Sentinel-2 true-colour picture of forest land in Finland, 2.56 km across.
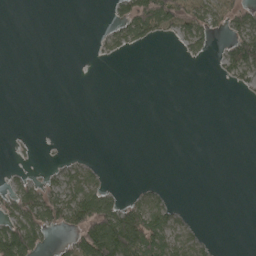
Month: April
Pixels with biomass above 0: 26%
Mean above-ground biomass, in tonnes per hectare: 23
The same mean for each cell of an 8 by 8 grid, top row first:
0 0 0 20 82 74 63 48
0 0 0 26 18 10 27 88
0 0 0 0 0 0 1 32
0 0 0 0 0 0 0 0
4 1 0 0 0 0 0 0
14 16 46 3 0 0 0 0
55 83 101 70 62 18 0 0
121 25 72 148 89 54 12 0
